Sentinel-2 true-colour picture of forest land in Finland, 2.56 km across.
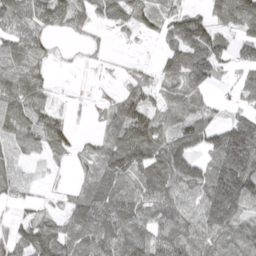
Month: April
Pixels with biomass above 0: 79%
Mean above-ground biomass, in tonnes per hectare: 75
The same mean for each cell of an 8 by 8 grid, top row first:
97 97 59 58 62 51 55 113
81 34 10 8 4 92 126 57
97 33 1 6 31 64 77 51
98 72 4 54 98 53 56 59
51 74 18 80 137 101 80 229
34 10 24 87 81 124 105 246
20 20 85 122 88 86 148 134
71 101 93 129 92 99 86 99
